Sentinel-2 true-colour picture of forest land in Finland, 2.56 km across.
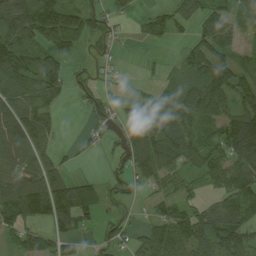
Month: August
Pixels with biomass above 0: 70%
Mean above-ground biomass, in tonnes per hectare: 58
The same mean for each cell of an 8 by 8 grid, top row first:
91 86 84 25 16 49 75 35
100 83 30 16 7 12 90 39
99 94 26 8 10 39 88 58
92 46 10 34 42 69 62 73
87 43 16 21 73 73 53 107
78 83 27 14 57 42 60 93
149 135 126 9 9 53 55 93
39 49 31 31 53 87 90 81
